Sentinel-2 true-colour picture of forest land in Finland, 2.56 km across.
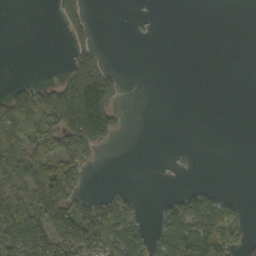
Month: October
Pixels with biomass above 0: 36%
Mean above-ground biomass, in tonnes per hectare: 50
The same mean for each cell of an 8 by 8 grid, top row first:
0 2 36 0 3 0 0 0
0 0 37 1 0 0 0 0
7 13 114 66 0 0 0 0
156 146 180 81 0 0 0 0
83 158 171 26 0 0 0 0
74 174 59 0 0 3 0 0
133 157 82 102 13 61 106 31
88 129 143 118 68 133 178 55
